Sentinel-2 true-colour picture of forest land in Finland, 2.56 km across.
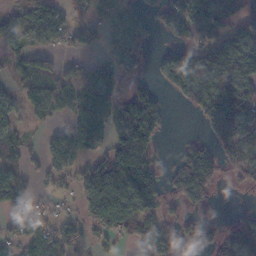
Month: November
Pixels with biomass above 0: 63%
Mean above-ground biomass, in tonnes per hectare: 67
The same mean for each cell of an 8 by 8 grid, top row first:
54 86 48 82 25 57 97 65
52 47 44 54 53 63 104 100
35 59 65 66 43 107 80 105
50 60 77 81 140 5 86 116
55 58 104 58 84 11 45 94
59 58 54 84 94 51 70 61
59 30 38 140 90 31 27 10
62 95 59 38 107 82 54 123
